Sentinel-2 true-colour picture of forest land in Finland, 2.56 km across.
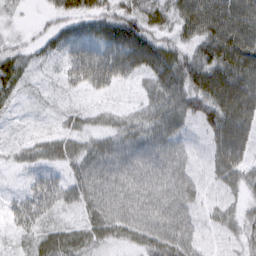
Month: March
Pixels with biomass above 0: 93%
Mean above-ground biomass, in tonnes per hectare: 41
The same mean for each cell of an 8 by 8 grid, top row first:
10 16 60 49 55 55 90 90
24 30 43 60 79 44 70 93
37 9 35 39 29 69 84 92
8 6 18 18 31 54 69 93
13 34 32 38 48 36 30 66
7 22 36 41 42 43 21 42
25 31 32 45 45 44 20 26
17 41 43 33 44 52 13 28
